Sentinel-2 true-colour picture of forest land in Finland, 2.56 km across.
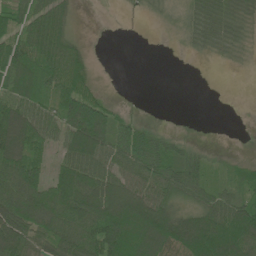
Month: June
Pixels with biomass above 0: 71%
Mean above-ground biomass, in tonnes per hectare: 58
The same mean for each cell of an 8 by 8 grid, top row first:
58 80 3 0 6 8 52 50
78 93 25 0 0 2 19 18
81 71 62 0 0 0 0 0
103 60 113 41 2 0 0 0
108 53 114 83 97 34 6 0
101 57 99 79 84 87 39 51
102 108 112 115 112 59 84 87
92 64 88 108 120 119 130 120
